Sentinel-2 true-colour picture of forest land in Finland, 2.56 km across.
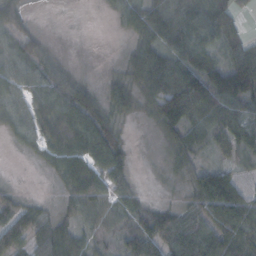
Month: October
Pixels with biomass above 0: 86%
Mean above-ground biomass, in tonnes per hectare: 60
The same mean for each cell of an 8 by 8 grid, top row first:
71 1 0 18 88 100 93 25
71 31 3 1 85 98 68 53
59 65 28 34 101 116 127 152
54 72 85 51 35 134 93 78
18 58 77 66 3 58 42 64
1 13 76 63 4 23 70 34
54 20 58 54 48 35 88 95
73 74 52 41 108 86 96 74
